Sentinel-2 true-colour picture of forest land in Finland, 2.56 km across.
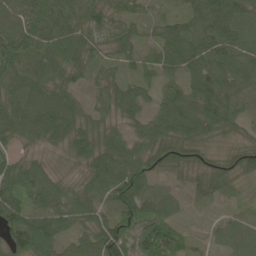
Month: June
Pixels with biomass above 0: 95%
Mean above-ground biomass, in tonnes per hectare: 70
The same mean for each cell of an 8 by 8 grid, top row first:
84 134 90 72 36 45 101 62
132 98 96 55 43 85 82 53
94 80 37 49 47 47 96 64
91 101 56 59 49 114 111 62
40 46 75 73 62 80 48 37
102 59 31 95 92 33 52 42
112 77 72 77 83 39 18 23
90 96 68 120 112 58 18 53
